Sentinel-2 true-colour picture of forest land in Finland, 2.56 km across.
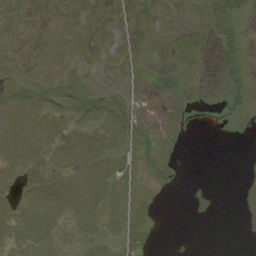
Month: August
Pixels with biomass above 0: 55%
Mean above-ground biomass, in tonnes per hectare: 6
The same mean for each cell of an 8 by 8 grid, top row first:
6 4 8 10 9 5 8 6
7 2 7 10 7 8 4 8
5 8 10 8 4 4 1 6
8 8 11 11 7 7 1 2
9 7 10 8 11 6 0 0
6 8 6 8 4 2 0 1
6 8 6 4 4 0 2 2
5 4 3 3 8 0 0 1
